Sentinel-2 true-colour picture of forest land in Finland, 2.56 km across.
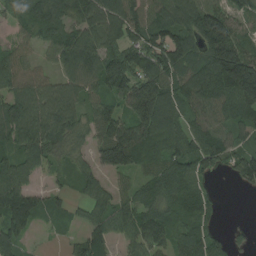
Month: August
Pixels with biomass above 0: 85%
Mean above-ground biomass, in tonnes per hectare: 96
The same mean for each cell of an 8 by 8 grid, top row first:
63 114 86 133 96 107 147 72
65 58 115 95 129 140 143 141
106 63 90 150 161 106 151 224
109 116 74 77 211 94 84 102
89 105 50 165 147 110 114 55
102 33 49 62 61 127 60 83
173 41 32 90 90 101 66 0
73 6 54 69 103 92 88 17
